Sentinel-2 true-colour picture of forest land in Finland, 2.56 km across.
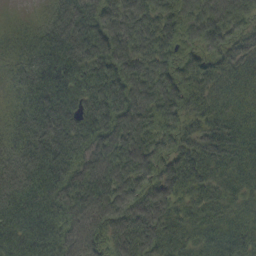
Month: September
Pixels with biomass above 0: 98%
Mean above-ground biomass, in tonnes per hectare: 71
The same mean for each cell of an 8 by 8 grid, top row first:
10 38 79 73 79 73 81 67
45 72 84 82 76 64 63 52
44 74 68 76 89 61 55 55
50 81 76 84 90 62 63 60
62 84 72 90 85 60 74 66
85 77 73 86 70 73 61 59
84 76 91 91 90 63 64 52
72 71 96 82 90 64 59 68
